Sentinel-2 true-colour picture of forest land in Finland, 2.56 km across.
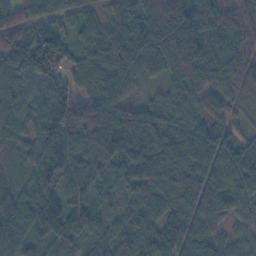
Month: November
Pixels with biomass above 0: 97%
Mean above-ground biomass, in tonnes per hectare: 90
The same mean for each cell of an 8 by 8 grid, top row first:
98 84 64 68 97 168 115 71
126 143 53 109 85 159 89 62
77 99 56 76 41 74 72 59
59 114 150 102 78 60 91 29
50 152 114 161 127 109 99 60
40 131 88 73 134 106 103 108
95 120 90 45 78 88 113 58
90 66 62 59 76 103 70 43
